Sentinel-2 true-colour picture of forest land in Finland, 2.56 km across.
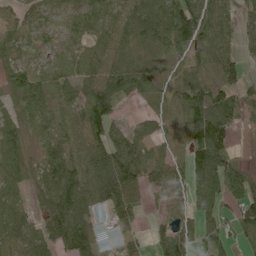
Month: June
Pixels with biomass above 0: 82%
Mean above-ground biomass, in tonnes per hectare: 67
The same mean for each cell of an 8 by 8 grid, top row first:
34 33 49 47 88 94 77 49
41 28 43 67 60 61 83 40
67 53 58 103 72 27 84 62
46 67 56 73 17 56 122 51
86 62 60 95 60 48 140 8
86 83 76 119 87 76 143 70
66 90 83 80 37 39 61 70
68 90 130 38 28 99 57 49
